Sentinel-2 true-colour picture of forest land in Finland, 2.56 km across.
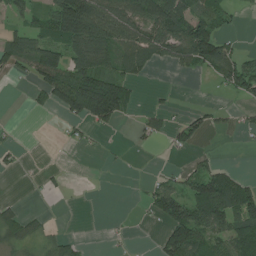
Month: July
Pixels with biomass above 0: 46%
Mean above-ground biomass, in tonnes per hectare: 55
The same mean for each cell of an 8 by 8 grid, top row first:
40 80 213 111 119 105 70 16
95 93 114 96 92 85 144 22
14 94 129 102 20 4 15 104
0 30 113 140 20 15 30 18
14 0 20 3 13 40 8 4
7 12 0 1 4 32 98 41
27 4 0 0 17 100 181 130
56 40 13 6 1 137 69 94
